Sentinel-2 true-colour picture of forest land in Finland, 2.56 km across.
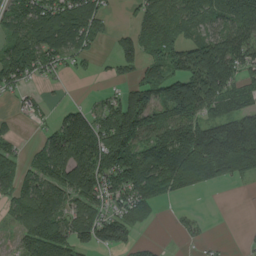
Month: August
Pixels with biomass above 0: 71%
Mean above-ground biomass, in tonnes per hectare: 89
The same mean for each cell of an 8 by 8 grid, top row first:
89 122 113 30 72 75 63 111
88 107 70 24 94 84 138 114
86 25 8 21 73 151 254 77
18 17 95 88 158 175 87 101
31 88 170 166 99 146 181 179
84 112 140 130 156 113 73 61
78 121 85 79 96 7 3 1
43 175 96 100 24 12 17 5
